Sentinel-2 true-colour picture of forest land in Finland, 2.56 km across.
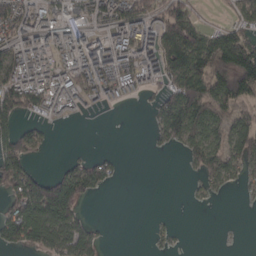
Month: March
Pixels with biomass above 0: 57%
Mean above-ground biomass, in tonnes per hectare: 79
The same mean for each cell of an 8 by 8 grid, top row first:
121 92 60 96 95 149 5 68
82 68 99 120 92 135 156 214
123 88 102 107 70 94 198 198
130 64 29 10 4 167 202 97
120 21 1 0 1 45 126 131
169 74 114 39 0 0 78 54
97 227 84 0 0 0 6 2
78 86 123 2 1 14 0 0
